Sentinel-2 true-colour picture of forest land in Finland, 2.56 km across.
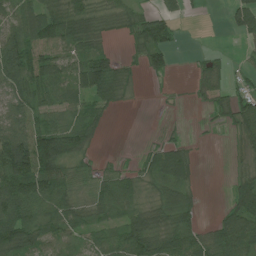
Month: July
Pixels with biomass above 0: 72%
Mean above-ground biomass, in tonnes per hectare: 52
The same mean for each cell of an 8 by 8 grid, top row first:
64 81 71 39 40 30 3 58
102 80 55 17 57 20 5 9
95 94 82 100 15 5 47 15
61 57 46 23 0 5 16 70
110 120 62 0 12 35 3 26
138 109 39 46 43 66 0 27
103 71 44 67 50 83 4 72
95 48 32 48 90 82 57 106
